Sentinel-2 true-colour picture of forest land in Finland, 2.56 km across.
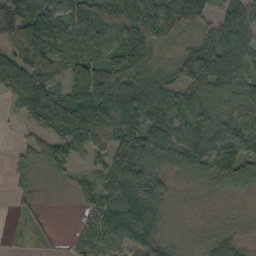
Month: October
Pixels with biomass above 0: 82%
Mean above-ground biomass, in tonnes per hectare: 73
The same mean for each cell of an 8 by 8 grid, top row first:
127 88 93 124 135 117 71 92
92 123 88 75 98 28 88 89
91 75 80 78 104 69 110 80
25 96 132 162 136 86 77 65
14 58 87 131 175 97 85 75
18 19 26 86 93 38 55 72
13 4 12 104 107 15 12 11
6 8 44 77 81 26 36 22
